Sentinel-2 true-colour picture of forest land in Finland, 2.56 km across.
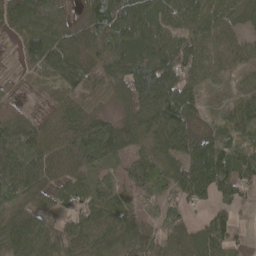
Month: April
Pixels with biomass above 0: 88%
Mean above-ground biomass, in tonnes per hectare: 85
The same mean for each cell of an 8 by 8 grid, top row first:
89 89 36 157 107 88 95 69
32 118 100 106 132 113 81 68
21 52 106 96 185 160 64 33
43 42 87 39 159 197 41 65
109 93 128 138 81 141 88 49
132 98 67 28 76 85 141 71
69 58 74 74 32 44 45 22
106 66 95 88 60 53 126 17
